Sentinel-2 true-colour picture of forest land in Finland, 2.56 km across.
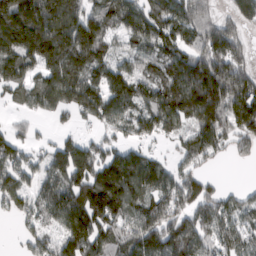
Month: March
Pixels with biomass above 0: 83%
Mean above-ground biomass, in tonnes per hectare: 132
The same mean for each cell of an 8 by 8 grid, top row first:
296 251 165 105 134 163 101 80
217 249 256 61 85 126 166 105
125 183 204 142 98 201 270 180
33 87 95 137 115 173 242 181
83 39 53 69 63 52 143 87
99 91 127 225 180 86 44 0
74 103 200 184 130 123 118 96
18 70 162 132 180 164 108 96
